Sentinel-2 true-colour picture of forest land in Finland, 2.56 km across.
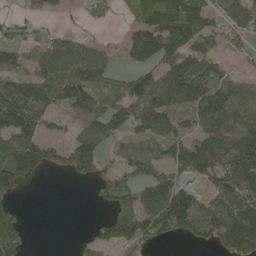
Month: May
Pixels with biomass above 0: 68%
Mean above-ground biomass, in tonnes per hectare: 92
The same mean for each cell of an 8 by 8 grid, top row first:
20 40 7 10 74 159 86 128
39 71 82 25 145 119 60 46
87 115 123 56 97 165 157 61
168 84 58 101 115 100 168 110
119 91 125 57 86 104 134 156
125 38 83 58 63 83 101 159
46 0 0 97 137 198 107 158
118 0 23 106 93 55 75 224
